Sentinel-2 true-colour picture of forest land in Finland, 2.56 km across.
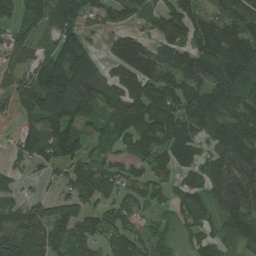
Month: July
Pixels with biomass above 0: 82%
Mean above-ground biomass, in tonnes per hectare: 111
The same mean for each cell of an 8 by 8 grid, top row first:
70 133 98 79 75 137 120 149
112 73 147 48 76 138 143 186
86 198 246 106 138 112 135 198
58 188 188 87 159 141 202 141
48 155 111 68 117 130 69 127
42 32 93 69 67 64 102 145
69 80 97 66 59 78 84 128
173 122 94 91 71 53 65 148
